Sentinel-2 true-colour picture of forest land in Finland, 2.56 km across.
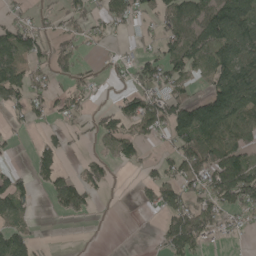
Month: May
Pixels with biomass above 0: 55%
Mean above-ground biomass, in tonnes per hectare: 61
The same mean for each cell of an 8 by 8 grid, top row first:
30 32 49 79 45 80 109 142
105 58 43 16 27 82 111 106
98 48 38 22 68 78 71 140
33 45 42 57 122 103 152 121
11 43 19 57 55 71 90 76
48 57 45 22 27 70 101 102
59 11 60 2 20 91 81 75
86 3 1 0 1 92 35 11
